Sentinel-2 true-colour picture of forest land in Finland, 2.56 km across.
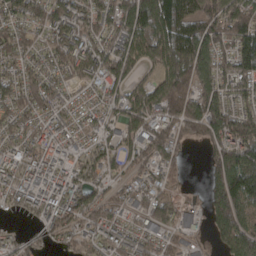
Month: April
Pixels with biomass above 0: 84%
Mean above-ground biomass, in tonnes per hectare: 104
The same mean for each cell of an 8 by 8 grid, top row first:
87 109 110 141 266 196 137 150
101 79 129 113 176 188 147 113
80 78 78 119 75 201 110 110
90 75 57 55 153 173 158 85
66 85 54 68 127 85 96 160
76 85 79 61 60 39 74 192
43 75 109 75 69 62 93 159
54 56 67 82 76 54 40 189
